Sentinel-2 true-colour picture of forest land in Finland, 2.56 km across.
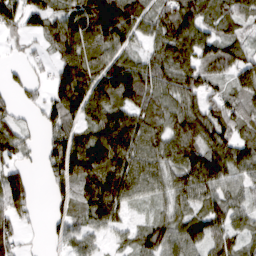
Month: March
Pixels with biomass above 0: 83%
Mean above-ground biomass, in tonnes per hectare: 87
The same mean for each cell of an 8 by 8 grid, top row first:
87 73 113 204 80 122 89 85
15 47 111 102 44 122 94 74
24 43 141 130 112 106 82 80
30 65 99 103 95 96 109 105
74 79 103 146 122 118 112 93
96 59 78 139 102 82 125 78
113 23 74 119 24 59 86 71
47 19 69 29 78 93 90 58
